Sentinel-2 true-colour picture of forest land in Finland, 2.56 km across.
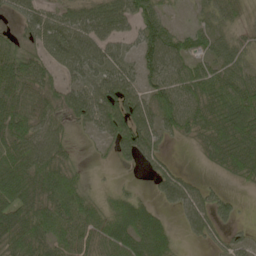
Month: May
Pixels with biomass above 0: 77%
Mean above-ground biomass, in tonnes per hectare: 55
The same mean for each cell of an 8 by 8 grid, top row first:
34 50 69 85 78 9 22 19
42 62 70 52 73 65 33 37
88 50 47 78 58 69 70 54
88 49 61 103 79 91 75 88
78 68 8 44 77 14 56 80
91 90 28 2 12 46 9 49
75 66 62 41 39 31 58 19
75 65 54 65 67 22 28 25
